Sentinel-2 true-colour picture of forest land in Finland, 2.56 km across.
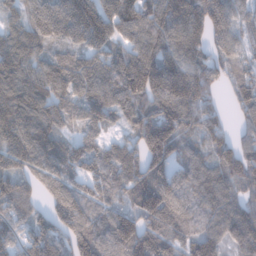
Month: January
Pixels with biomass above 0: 93%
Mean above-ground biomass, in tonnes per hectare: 132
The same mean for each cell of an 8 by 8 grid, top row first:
83 225 235 154 136 162 189 98
151 131 139 118 140 133 102 92
151 163 149 156 149 164 116 96
176 165 109 121 137 188 114 80
147 131 118 87 176 120 104 99
127 128 101 112 143 108 103 122
156 87 128 92 137 125 98 109
109 132 161 152 149 92 118 131
